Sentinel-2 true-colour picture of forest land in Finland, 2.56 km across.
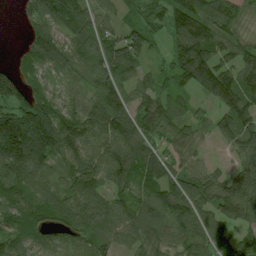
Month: July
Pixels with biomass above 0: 89%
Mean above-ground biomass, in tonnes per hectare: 96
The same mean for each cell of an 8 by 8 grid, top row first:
20 112 106 42 59 112 106 71
17 131 86 108 77 88 131 93
113 69 59 99 54 83 141 135
162 149 96 140 102 61 37 139
228 160 118 102 91 60 25 104
124 66 130 91 111 89 75 111
108 97 106 89 85 132 91 126
86 58 74 72 74 87 93 66
